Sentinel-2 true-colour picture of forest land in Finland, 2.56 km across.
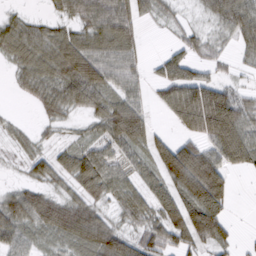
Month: March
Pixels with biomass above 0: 79%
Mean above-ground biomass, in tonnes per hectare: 62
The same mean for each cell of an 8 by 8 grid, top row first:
27 24 56 90 48 25 36 95
69 71 78 76 36 26 34 33
24 61 103 68 46 79 55 19
3 35 34 77 64 77 175 95
18 22 37 54 77 73 71 120
11 53 82 60 48 142 158 12
76 77 63 31 57 112 141 2
57 33 77 93 61 72 95 12
